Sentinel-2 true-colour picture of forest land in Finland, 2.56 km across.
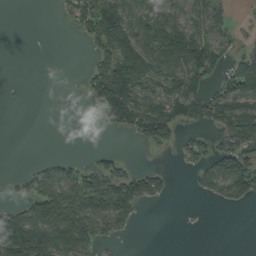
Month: September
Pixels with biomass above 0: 46%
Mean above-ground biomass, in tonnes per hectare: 53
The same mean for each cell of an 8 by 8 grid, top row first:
0 0 54 128 53 79 89 5
0 0 2 110 86 119 110 24
1 0 9 155 94 84 60 102
0 0 0 94 103 77 83 102
0 0 0 1 27 32 43 73
19 59 78 89 72 8 61 115
39 111 104 122 21 1 2 14
181 116 135 26 0 0 0 0
